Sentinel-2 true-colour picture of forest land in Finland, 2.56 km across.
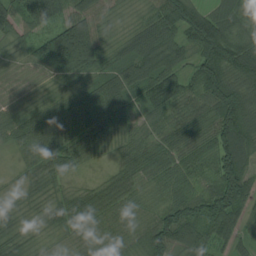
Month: August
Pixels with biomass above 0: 97%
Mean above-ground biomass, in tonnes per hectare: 67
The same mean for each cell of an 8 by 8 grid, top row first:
64 72 76 31 37 113 83 59
33 153 175 35 65 60 123 91
30 32 49 60 78 70 108 68
40 60 67 59 43 70 65 132
39 59 49 26 55 73 65 124
19 35 20 38 63 65 59 132
30 40 78 81 52 90 96 93
39 23 53 59 83 114 73 45
